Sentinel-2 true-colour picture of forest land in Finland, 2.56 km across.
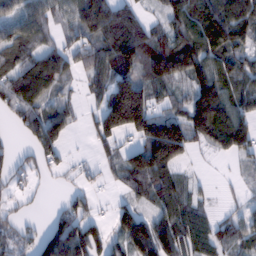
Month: February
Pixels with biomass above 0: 74%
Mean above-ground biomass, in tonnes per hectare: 88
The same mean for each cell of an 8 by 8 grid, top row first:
80 71 105 139 45 94 138 144
101 74 84 149 135 137 133 86
112 144 40 90 100 95 120 88
87 97 27 197 200 68 183 95
15 124 2 69 149 198 69 101
37 29 29 36 152 57 4 22
23 12 65 36 47 77 29 32
51 113 118 67 150 108 75 80
